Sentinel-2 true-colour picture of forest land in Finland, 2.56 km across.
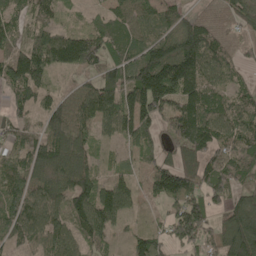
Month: May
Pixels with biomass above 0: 85%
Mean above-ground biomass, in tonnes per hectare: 98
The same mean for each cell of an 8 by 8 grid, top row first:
85 68 26 71 90 87 57 88
88 130 161 92 129 150 127 50
126 62 39 99 185 201 116 47
63 86 93 87 142 135 132 112
81 103 95 34 78 116 117 113
108 105 124 46 54 179 115 86
119 110 105 106 25 86 94 109
81 97 76 37 88 98 77 184
